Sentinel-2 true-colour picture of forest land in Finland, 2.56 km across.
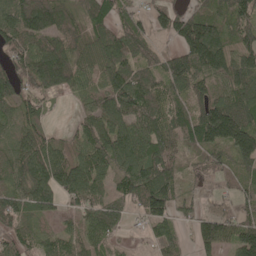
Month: May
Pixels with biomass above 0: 86%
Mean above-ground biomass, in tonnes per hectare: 97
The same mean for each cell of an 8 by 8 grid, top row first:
130 162 79 91 50 98 96 112
105 127 85 141 92 69 208 113
105 135 83 111 98 107 109 140
79 34 41 121 123 88 160 184
65 84 79 125 109 79 115 155
90 132 113 84 148 91 51 71
100 75 76 80 104 89 35 56
69 56 75 43 21 53 106 119
